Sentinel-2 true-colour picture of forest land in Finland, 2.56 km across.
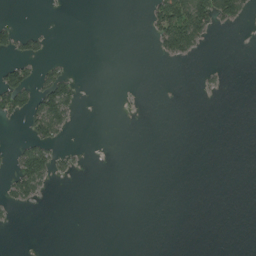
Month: August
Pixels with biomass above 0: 12%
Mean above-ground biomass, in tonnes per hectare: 11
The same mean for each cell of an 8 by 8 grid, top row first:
2 0 0 0 8 106 75 32
31 8 0 0 0 57 6 0
55 39 10 0 0 0 4 0
41 79 8 0 0 0 0 0
10 39 2 0 0 0 0 0
51 38 4 0 0 0 0 0
13 0 0 0 0 0 0 0
0 0 0 0 0 0 0 0
